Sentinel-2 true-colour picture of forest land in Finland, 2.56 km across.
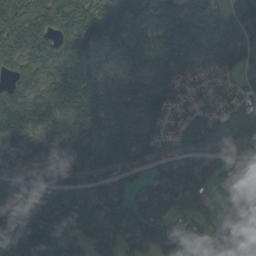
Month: September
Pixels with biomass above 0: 89%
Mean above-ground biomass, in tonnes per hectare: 130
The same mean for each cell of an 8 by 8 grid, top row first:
162 188 222 293 193 157 132 170
151 149 218 200 164 116 140 133
121 125 205 106 108 71 54 79
196 145 157 118 130 67 84 119
144 113 132 165 87 77 114 82
92 73 121 101 67 83 125 42
127 219 187 189 134 92 71 10
150 228 131 107 135 145 53 42
